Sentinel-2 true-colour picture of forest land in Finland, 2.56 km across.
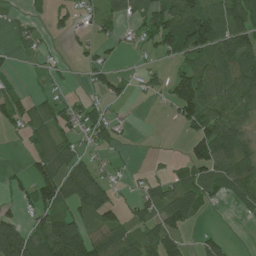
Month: July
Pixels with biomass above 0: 57%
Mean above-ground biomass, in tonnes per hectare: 56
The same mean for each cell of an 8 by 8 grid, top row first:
10 28 32 39 49 108 112 131
17 13 22 21 26 91 99 99
17 19 9 45 20 84 89 111
66 55 58 17 0 54 102 78
3 66 30 38 0 0 118 78
19 88 81 23 15 38 61 104
30 76 69 76 46 96 22 28
142 120 137 87 80 74 32 0
